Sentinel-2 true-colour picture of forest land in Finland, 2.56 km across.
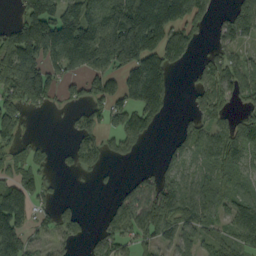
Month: September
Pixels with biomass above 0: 65%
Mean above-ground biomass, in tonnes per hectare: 85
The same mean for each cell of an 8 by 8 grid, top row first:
50 188 199 164 233 121 29 128
161 160 200 233 178 94 24 59
172 132 75 88 163 20 90 88
97 26 36 81 75 10 87 47
59 18 59 44 30 48 84 92
63 28 19 7 36 74 71 66
104 36 28 35 117 118 83 94
128 27 37 82 58 67 53 83
